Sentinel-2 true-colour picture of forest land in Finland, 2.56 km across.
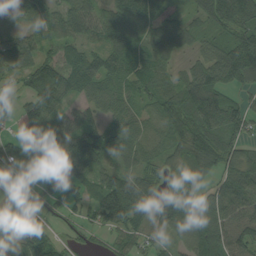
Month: August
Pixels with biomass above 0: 86%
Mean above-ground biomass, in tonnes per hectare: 74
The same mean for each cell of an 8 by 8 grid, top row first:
31 44 85 77 79 35 68 92
109 41 60 73 47 53 44 97
47 157 101 72 63 49 126 69
70 104 57 60 41 91 150 80
82 115 114 73 55 70 92 59
53 75 85 77 74 74 49 95
36 38 47 138 107 119 98 79
76 53 26 43 62 42 79 86
